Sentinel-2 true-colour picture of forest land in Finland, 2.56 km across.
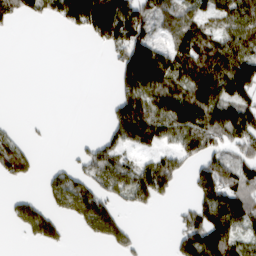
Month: March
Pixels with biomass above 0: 55%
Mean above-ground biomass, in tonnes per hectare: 81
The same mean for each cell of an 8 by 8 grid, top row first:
64 62 165 212 99 63 62 115
0 0 0 81 164 92 121 90
0 0 0 30 213 139 181 182
0 0 0 72 188 193 151 137
63 4 15 71 87 75 87 77
75 33 66 94 120 93 132 94
53 64 113 65 34 19 138 116
3 69 7 62 9 61 188 87
